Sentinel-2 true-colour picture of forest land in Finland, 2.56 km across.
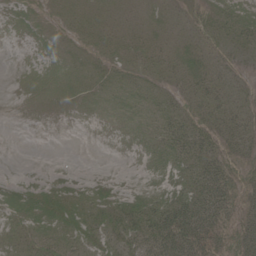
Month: June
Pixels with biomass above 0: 71%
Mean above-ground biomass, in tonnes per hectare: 15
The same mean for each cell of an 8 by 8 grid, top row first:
7 7 19 15 10 7 13 21
0 8 9 15 16 12 10 12
2 7 12 16 15 11 18 7
0 1 3 10 17 20 17 15
0 0 0 1 10 30 24 19
2 4 3 2 4 15 38 17
18 20 16 19 27 41 47 23
15 22 14 14 29 48 36 33
